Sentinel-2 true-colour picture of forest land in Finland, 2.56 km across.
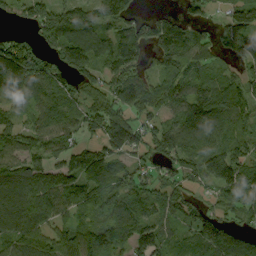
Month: September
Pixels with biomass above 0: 84%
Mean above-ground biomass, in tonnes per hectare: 108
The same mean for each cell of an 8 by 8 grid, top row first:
64 162 159 158 52 46 44 147
104 86 157 116 94 135 92 136
182 129 97 99 92 98 84 86
69 108 86 125 87 83 139 103
105 121 76 138 94 136 123 116
138 109 130 118 81 101 150 119
124 106 90 109 96 89 71 99
109 98 116 118 127 52 129 78
